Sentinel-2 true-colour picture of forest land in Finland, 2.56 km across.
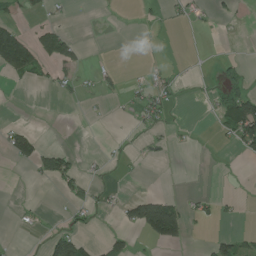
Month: June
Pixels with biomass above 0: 20%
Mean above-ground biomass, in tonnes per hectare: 23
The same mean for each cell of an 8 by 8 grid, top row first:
27 25 0 0 7 12 9 7
177 77 36 0 2 1 0 0
18 16 19 19 12 18 3 25
0 0 1 7 38 6 8 143
54 9 0 3 15 7 0 56
0 44 31 4 5 5 2 2
4 2 22 11 120 77 20 10
2 32 49 38 22 55 19 38
